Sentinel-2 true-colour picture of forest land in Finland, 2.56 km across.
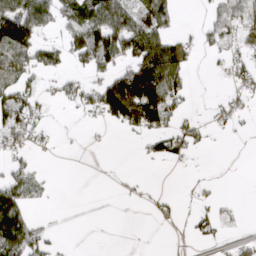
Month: March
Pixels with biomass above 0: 39%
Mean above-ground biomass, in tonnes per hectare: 37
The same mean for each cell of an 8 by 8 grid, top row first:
105 58 73 94 84 23 16 57
99 41 78 91 98 60 20 29
70 12 24 75 140 69 1 29
87 12 23 97 127 43 8 23
35 12 2 1 14 41 14 2
36 5 0 3 3 1 3 0
112 7 0 0 5 17 18 4
119 29 0 0 0 12 14 19
